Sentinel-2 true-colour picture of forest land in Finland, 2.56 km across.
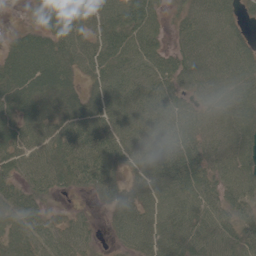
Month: June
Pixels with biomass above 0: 90%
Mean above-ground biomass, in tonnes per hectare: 59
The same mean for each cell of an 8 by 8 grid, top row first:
3 50 61 66 78 27 60 34
56 68 59 73 77 36 59 55
93 93 43 61 60 61 60 71
74 62 67 62 66 66 51 71
75 64 73 70 67 75 56 61
54 70 61 52 50 77 60 72
69 30 11 37 53 64 58 57
58 55 57 18 53 63 67 70
